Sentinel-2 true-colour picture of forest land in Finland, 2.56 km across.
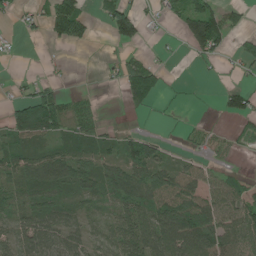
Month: June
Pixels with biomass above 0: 59%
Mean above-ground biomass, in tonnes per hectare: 49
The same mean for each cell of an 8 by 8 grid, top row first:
16 55 62 90 34 43 110 27
7 6 13 12 20 4 99 29
11 15 0 9 91 5 5 9
74 112 43 0 15 6 1 57
43 34 42 30 62 7 30 20
64 123 69 60 86 72 41 20
41 66 42 44 89 113 95 77
63 88 53 48 94 138 115 76
